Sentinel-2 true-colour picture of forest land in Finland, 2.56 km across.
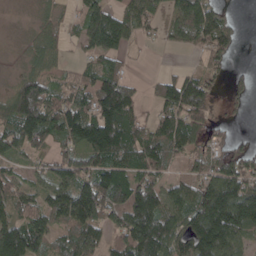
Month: April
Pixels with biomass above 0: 78%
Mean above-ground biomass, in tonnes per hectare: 92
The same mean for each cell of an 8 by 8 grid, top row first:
3 32 58 100 107 78 125 10
6 59 43 110 12 38 99 12
41 70 68 110 20 82 66 24
137 139 124 190 37 119 66 19
98 82 112 179 135 110 60 26
51 58 122 144 103 46 98 133
83 92 163 141 166 97 152 158
170 96 142 71 208 118 182 79
